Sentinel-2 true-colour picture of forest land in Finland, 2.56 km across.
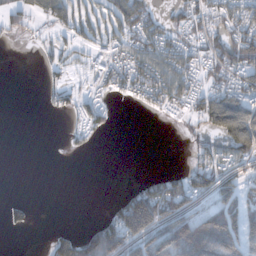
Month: November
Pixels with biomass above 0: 48%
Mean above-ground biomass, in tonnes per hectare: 55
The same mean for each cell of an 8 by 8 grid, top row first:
55 63 64 65 78 41 77 89
2 25 38 58 90 84 75 119
0 18 15 77 99 94 52 67
0 13 49 27 18 42 113 125
0 0 24 1 0 1 43 102
0 0 0 0 17 51 89 57
34 0 0 33 182 114 58 97
0 27 98 155 114 138 163 110
